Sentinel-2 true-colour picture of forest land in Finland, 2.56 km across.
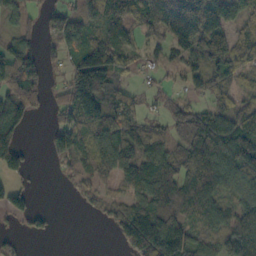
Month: October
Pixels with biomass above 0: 74%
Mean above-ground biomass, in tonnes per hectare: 88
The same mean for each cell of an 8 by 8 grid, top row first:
59 40 67 115 94 147 120 71
107 36 101 148 58 76 127 107
124 42 166 101 25 29 94 54
115 30 165 111 45 79 93 99
96 28 98 122 107 73 163 153
49 1 50 82 128 121 154 110
70 11 17 58 114 127 122 111
21 10 0 10 142 162 97 180
